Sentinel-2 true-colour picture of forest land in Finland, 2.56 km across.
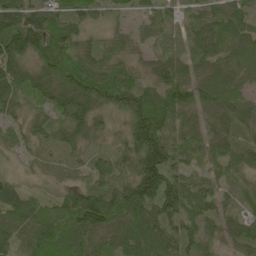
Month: May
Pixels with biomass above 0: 94%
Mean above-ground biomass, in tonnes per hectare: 70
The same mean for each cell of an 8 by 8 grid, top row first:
112 90 65 34 37 34 53 57
120 115 64 45 31 24 75 85
89 101 124 93 43 87 73 62
43 49 76 68 120 100 57 68
37 39 55 37 149 80 53 47
24 24 30 75 149 69 22 37
73 65 144 101 109 86 40 30
65 99 88 76 107 80 44 45
